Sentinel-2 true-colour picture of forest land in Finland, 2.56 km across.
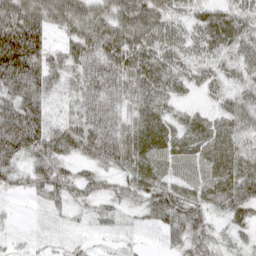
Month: April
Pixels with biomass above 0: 93%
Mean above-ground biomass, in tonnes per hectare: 57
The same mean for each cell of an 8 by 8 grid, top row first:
101 86 81 74 91 45 47 56
136 53 65 76 67 54 51 55
117 73 53 65 66 50 42 43
116 53 53 54 53 32 27 64
108 83 73 80 68 54 60 52
42 74 46 41 59 49 56 66
5 31 24 34 57 84 48 59
15 14 14 15 18 47 55 22
